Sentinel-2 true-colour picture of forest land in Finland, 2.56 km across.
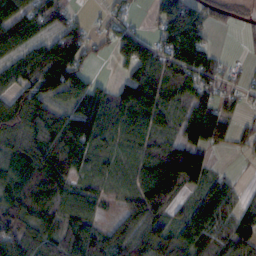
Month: October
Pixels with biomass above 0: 80%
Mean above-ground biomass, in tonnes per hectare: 72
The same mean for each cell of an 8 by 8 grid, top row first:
79 73 22 42 8 118 63 18
62 66 83 54 89 134 59 4
68 110 77 31 110 79 81 29
94 79 119 102 108 44 79 23
69 92 113 54 60 59 78 31
82 119 68 35 73 154 61 10
100 98 78 16 94 46 108 58
106 77 83 73 91 79 81 82
